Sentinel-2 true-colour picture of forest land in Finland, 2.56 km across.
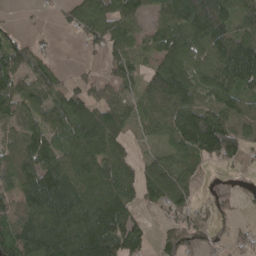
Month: April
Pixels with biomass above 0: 78%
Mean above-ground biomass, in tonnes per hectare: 96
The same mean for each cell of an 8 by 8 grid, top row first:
4 8 86 115 62 133 189 90
84 18 21 71 45 123 129 153
98 91 36 55 65 151 101 145
102 112 96 82 61 124 121 100
74 109 107 86 18 80 165 95
100 182 127 129 71 110 12 17
94 232 182 199 36 89 49 23
82 158 189 186 62 104 54 40
